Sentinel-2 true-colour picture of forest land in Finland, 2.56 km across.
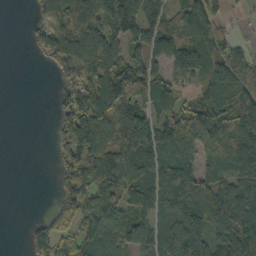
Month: October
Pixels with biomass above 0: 72%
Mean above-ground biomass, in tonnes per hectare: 82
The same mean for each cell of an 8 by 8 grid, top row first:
0 77 105 121 76 65 120 17
0 79 120 80 94 137 105 31
0 4 81 136 111 61 111 73
0 3 157 117 114 73 142 86
0 10 171 113 145 85 76 100
0 3 139 168 125 100 63 99
0 21 99 133 72 61 99 126
0 116 101 98 70 103 126 149
